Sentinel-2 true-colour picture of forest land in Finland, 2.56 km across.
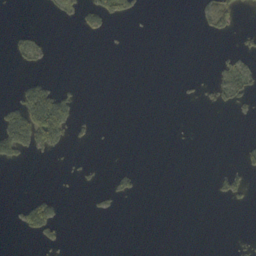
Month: October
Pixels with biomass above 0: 12%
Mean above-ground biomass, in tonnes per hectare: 14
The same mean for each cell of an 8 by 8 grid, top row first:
0 6 37 46 5 0 30 17
16 9 0 0 0 0 0 15
6 19 3 0 0 1 12 40
71 173 15 0 0 0 3 10
120 73 5 0 0 0 0 8
0 0 5 9 3 0 2 26
13 44 0 9 0 0 0 3
1 18 0 0 0 0 0 3
